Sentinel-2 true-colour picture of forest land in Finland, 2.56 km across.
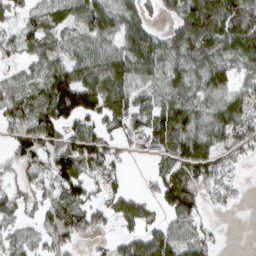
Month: March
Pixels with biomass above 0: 78%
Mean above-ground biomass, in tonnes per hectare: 66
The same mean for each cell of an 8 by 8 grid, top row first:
43 66 81 82 54 69 124 126
50 59 52 60 110 78 77 99
39 85 98 98 66 69 76 36
78 107 115 78 71 102 62 78
57 78 79 40 40 98 82 71
44 73 79 45 14 103 82 17
57 55 74 52 40 95 29 10
35 51 46 27 72 64 40 0
